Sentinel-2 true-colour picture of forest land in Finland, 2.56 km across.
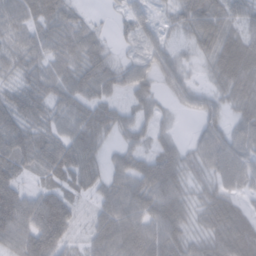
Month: February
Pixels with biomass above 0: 89%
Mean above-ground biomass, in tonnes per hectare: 58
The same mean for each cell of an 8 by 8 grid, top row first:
53 66 27 13 41 42 78 43
50 54 67 23 48 26 49 87
40 59 67 57 47 47 27 87
64 51 56 46 41 17 46 55
72 64 69 25 34 39 65 69
55 46 66 45 76 75 48 68
109 121 30 69 71 77 66 47
67 111 29 81 90 76 65 94
